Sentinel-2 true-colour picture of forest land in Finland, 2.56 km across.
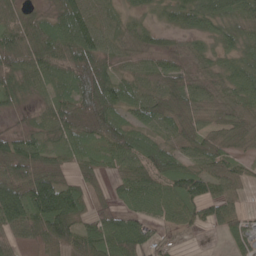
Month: May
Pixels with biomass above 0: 88%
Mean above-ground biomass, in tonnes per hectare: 60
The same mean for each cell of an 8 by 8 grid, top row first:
38 41 75 35 35 54 65 65
76 78 101 42 41 35 38 57
56 54 93 75 52 65 50 63
27 50 84 92 64 79 50 61
71 44 50 70 66 58 61 38
80 73 38 30 66 74 72 48
105 119 63 43 55 60 60 41
69 88 76 87 78 15 1 39
